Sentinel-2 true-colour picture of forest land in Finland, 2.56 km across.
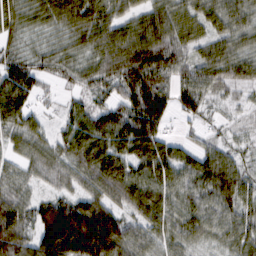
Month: February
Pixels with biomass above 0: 91%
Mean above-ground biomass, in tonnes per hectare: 77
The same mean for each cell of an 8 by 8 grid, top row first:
68 76 103 80 73 78 67 66
41 42 58 96 128 87 57 58
100 28 49 75 121 70 75 58
93 16 52 71 132 51 34 20
46 50 94 89 113 45 35 27
41 44 64 105 86 80 102 72
82 90 117 77 98 72 82 70
124 160 241 162 67 62 51 69
